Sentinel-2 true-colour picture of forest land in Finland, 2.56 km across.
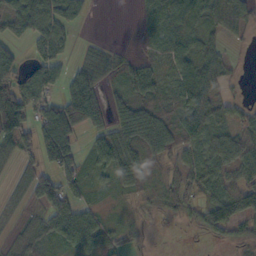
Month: October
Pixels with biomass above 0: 73%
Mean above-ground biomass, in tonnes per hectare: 53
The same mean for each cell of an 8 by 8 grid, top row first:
57 76 30 0 36 65 57 49
27 59 14 12 14 56 52 7
95 69 85 35 76 47 91 10
162 86 140 56 75 57 86 31
69 99 37 97 78 54 47 70
35 59 47 55 62 53 49 55
29 72 52 10 14 42 62 80
42 42 71 37 15 1 16 44
